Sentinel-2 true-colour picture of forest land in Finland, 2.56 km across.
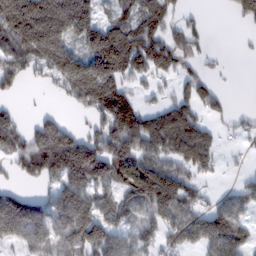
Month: February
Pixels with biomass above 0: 68%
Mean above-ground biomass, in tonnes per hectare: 102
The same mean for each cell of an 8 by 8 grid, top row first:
254 291 186 54 121 48 8 44
107 210 85 225 132 95 20 4
73 43 170 162 51 59 44 1
40 24 28 139 84 122 53 23
105 176 157 135 114 130 100 14
38 113 163 148 181 127 37 5
150 104 169 97 94 121 78 85
90 101 149 119 84 81 160 94
